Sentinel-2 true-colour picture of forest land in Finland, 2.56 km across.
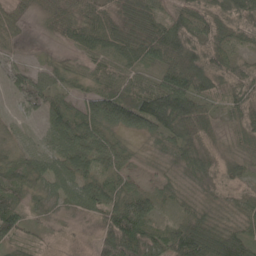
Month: May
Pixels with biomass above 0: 79%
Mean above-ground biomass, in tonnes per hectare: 47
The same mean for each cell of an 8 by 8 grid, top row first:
0 0 0 9 69 50 54 62
1 1 1 6 19 78 67 35
32 43 30 51 43 85 68 58
20 50 58 113 126 126 53 48
30 42 78 54 20 49 28 32
56 60 65 46 17 23 36 26
59 28 41 71 80 26 33 30
42 14 13 87 74 84 109 74
